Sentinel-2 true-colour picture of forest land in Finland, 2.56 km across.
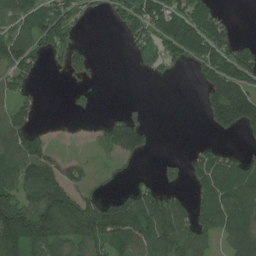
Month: July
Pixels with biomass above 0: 57%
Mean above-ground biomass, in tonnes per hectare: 78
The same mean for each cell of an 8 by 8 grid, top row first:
94 111 32 33 111 130 92 2
114 71 40 0 54 137 181 97
77 1 20 0 4 5 127 192
79 0 21 19 10 0 61 194
93 51 4 128 78 0 16 11
100 143 68 13 11 24 92 94
172 178 158 113 142 75 86 108
140 140 119 122 112 105 56 105
